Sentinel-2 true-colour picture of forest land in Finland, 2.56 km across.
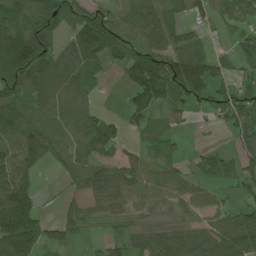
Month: June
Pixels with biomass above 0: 76%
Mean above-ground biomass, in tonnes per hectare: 72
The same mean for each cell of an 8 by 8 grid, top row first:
116 127 88 84 111 70 53 57
145 85 106 75 92 107 50 51
98 101 86 7 116 124 114 44
95 80 76 10 69 48 29 93
101 95 77 57 34 20 11 50
103 6 68 82 84 57 45 54
136 6 38 40 40 34 55 42
141 55 18 35 97 106 98 129
